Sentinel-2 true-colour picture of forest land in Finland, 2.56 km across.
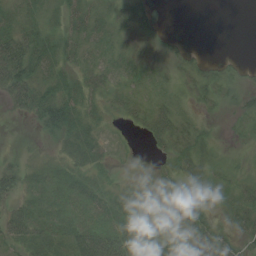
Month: August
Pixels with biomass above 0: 69%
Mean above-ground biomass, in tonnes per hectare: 18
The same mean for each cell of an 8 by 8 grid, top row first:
18 12 25 16 21 0 0 0
52 30 25 20 5 14 2 0
50 23 20 20 16 17 22 10
15 43 27 9 26 30 7 12
3 6 22 7 8 37 14 3
23 16 16 6 2 18 14 8
17 16 19 21 14 22 14 23
23 21 36 43 37 22 45 18
